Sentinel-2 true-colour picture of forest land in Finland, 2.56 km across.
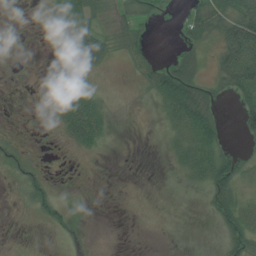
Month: July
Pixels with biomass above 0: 44%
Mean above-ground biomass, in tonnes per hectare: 23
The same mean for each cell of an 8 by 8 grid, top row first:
1 22 63 50 26 9 64 71
0 2 61 25 22 13 16 127
0 4 9 0 21 83 27 72
0 9 87 14 0 62 51 34
12 2 39 5 0 27 53 5
13 13 1 0 0 7 52 40
4 27 2 0 0 0 16 42
1 2 9 0 0 0 2 44
